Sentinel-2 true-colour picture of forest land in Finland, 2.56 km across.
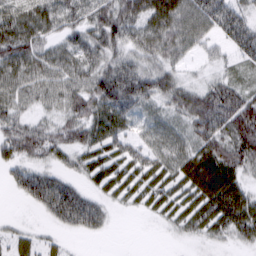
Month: March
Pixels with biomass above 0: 83%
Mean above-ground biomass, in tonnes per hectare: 50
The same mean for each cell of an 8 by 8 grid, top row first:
68 74 54 80 74 73 64 52
74 44 66 64 61 58 22 54
57 52 53 93 73 42 24 29
40 27 66 78 37 46 88 83
68 58 56 55 37 47 66 78
35 48 30 48 51 50 89 46
2 52 95 19 23 45 70 73
30 18 8 2 0 8 25 30
